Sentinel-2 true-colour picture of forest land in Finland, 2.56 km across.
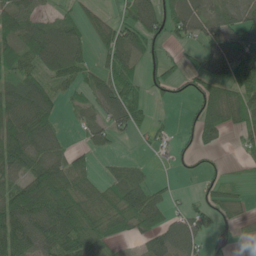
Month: June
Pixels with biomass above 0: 67%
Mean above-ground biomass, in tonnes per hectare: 53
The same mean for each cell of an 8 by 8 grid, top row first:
60 25 30 21 74 60 43 45
60 80 38 71 47 20 47 82
48 51 40 72 34 36 61 66
100 69 23 66 24 3 76 73
114 76 15 21 8 17 37 21
66 119 70 27 26 7 20 6
113 116 99 81 98 20 45 30
106 98 89 45 46 86 33 13
